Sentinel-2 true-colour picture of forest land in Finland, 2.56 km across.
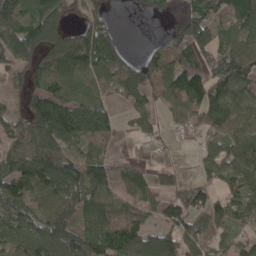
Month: April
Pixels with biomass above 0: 79%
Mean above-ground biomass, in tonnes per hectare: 92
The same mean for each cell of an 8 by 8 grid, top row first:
141 128 57 33 18 93 131 96
130 98 122 116 26 87 97 92
37 82 86 105 119 112 129 105
58 228 143 64 67 60 113 89
86 132 77 43 26 15 53 83
131 139 136 108 47 41 55 81
101 97 110 86 69 104 99 65
114 134 123 131 117 116 80 50
